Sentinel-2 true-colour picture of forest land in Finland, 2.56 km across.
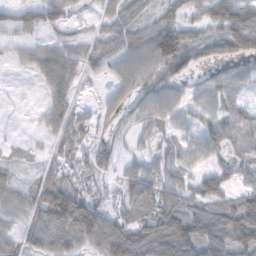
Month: November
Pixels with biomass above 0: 79%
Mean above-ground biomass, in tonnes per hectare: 56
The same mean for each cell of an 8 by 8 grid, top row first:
46 54 16 41 32 44 47 60
26 44 43 45 72 122 54 67
2 59 40 33 63 50 37 57
2 50 35 39 58 47 50 52
15 26 57 41 20 36 54 63
23 32 31 29 70 45 64 47
48 132 126 35 66 77 71 84
45 86 81 121 115 142 104 98
